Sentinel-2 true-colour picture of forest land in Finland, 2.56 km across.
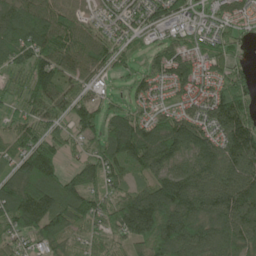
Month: June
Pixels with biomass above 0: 89%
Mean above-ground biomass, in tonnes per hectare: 103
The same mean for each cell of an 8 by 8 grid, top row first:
115 106 61 56 94 79 41 65
119 147 100 77 35 84 76 32
48 137 64 28 59 108 84 81
53 100 103 67 58 79 116 152
75 111 59 134 163 140 119 165
113 138 104 89 69 130 129 154
174 164 134 102 186 191 149 177
69 112 62 60 129 150 121 112
